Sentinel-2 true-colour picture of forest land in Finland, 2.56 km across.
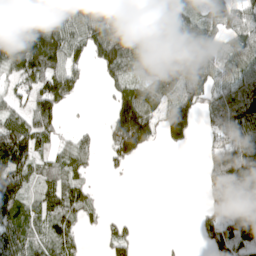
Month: April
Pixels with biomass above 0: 68%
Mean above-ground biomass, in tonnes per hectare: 70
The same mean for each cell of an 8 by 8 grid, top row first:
206 117 111 127 114 82 39 67
111 150 71 132 87 83 34 70
51 114 50 50 47 58 62 87
49 91 2 81 120 120 63 130
128 38 43 91 108 53 39 135
103 38 40 10 0 0 56 149
85 51 52 1 0 0 54 136
62 41 22 47 1 2 44 87
